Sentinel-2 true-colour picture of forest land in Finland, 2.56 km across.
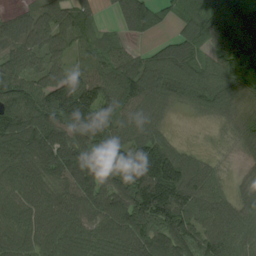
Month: August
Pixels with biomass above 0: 91%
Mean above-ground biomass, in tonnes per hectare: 92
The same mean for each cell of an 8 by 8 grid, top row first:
44 96 79 22 92 34 99 151
80 101 58 51 23 79 70 190
95 101 96 93 106 90 88 96
117 113 166 103 74 21 46 78
107 124 112 100 105 39 7 46
90 83 120 96 141 145 76 24
91 105 110 113 148 149 96 74
96 112 90 103 107 114 110 86
